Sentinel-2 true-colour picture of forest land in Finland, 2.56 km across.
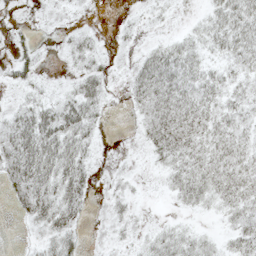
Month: May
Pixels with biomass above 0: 66%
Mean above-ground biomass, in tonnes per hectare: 21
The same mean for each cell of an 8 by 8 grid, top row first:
3 3 3 1 6 3 18 37
14 2 22 6 11 25 19 32
17 4 25 9 37 41 27 19
21 33 42 2 23 44 28 21
44 48 30 0 14 42 32 25
40 42 32 8 3 27 37 33
11 38 21 12 3 7 14 30
1 20 14 9 13 29 14 28
